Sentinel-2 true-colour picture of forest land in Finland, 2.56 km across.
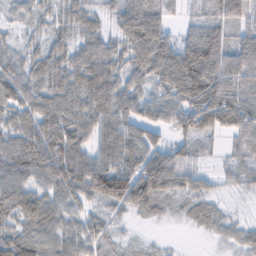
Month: February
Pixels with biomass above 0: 88%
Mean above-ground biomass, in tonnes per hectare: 56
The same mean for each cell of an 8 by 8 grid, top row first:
21 32 53 36 93 18 56 66
28 41 54 50 98 81 115 70
58 60 69 71 46 113 108 72
56 73 72 73 49 65 108 76
64 82 66 70 67 38 18 46
57 71 86 108 100 71 21 26
63 59 33 33 48 18 30 4
67 56 54 22 7 2 8 26
